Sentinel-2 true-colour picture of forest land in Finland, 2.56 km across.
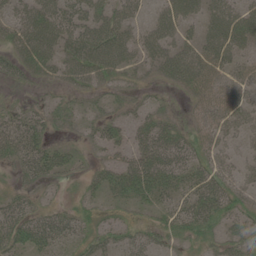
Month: June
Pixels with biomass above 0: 73%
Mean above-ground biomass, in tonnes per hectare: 31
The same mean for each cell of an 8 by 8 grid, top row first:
32 53 44 44 18 46 32 37
34 45 56 59 35 43 39 31
19 18 36 27 12 35 36 27
22 23 18 20 21 12 30 34
41 27 12 28 39 46 30 17
13 31 13 34 56 42 40 27
34 21 19 17 15 35 44 25
39 49 29 31 35 27 23 29
